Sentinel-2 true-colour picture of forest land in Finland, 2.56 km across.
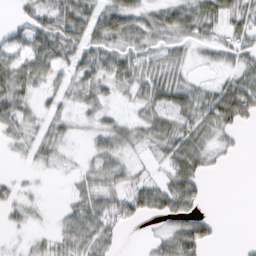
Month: February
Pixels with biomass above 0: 70%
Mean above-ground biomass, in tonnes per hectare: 34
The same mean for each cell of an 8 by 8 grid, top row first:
17 43 67 78 39 46 49 44
43 58 65 39 32 26 23 42
54 36 54 37 50 37 12 50
42 39 17 13 30 60 56 61
20 50 5 39 22 57 28 7
28 6 21 36 17 63 14 0
37 3 41 49 48 58 5 0
5 13 50 33 5 57 29 2
